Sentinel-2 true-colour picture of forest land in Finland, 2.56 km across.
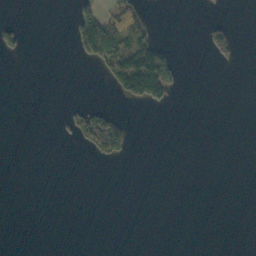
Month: October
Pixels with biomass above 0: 10%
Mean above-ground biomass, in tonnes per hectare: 12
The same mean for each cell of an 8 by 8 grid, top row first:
1 0 48 52 31 0 4 0
28 0 36 66 89 7 42 16
0 0 0 39 143 31 0 0
0 0 25 19 5 1 0 0
0 0 14 67 0 0 0 0
0 0 0 0 0 0 0 0
0 0 0 0 0 0 0 0
0 0 0 0 0 0 0 0
